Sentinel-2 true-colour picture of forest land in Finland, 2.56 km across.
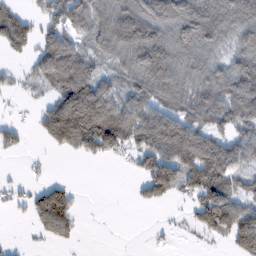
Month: February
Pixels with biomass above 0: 64%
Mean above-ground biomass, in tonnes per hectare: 83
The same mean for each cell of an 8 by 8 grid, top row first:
62 61 91 121 147 159 151 130
53 81 69 105 189 124 98 83
21 72 137 64 133 131 101 145
6 73 184 136 123 110 128 140
38 51 115 96 111 203 147 106
3 11 0 0 74 109 137 63
21 107 22 0 21 10 100 114
4 44 18 0 1 6 20 126
